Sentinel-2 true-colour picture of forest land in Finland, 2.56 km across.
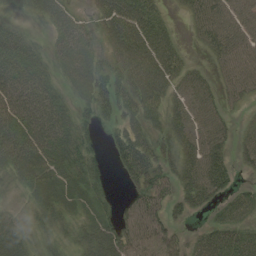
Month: August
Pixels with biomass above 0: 78%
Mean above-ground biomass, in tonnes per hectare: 41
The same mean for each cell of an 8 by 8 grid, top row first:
12 35 24 66 59 8 58 57
51 21 41 53 70 34 30 63
54 33 37 55 83 46 29 59
58 57 26 37 49 36 53 12
65 60 37 23 41 45 62 25
32 45 39 10 59 42 73 11
7 36 28 24 59 25 29 25
32 19 31 63 55 35 46 46
